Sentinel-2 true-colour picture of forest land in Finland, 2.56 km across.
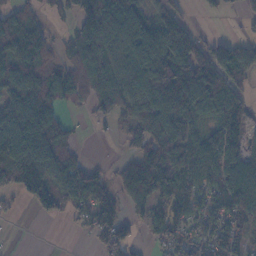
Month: November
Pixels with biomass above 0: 74%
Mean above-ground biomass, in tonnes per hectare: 81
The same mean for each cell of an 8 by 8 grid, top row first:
77 29 77 96 39 71 9 22
100 63 67 99 96 142 84 63
109 77 74 96 124 159 165 70
129 95 10 59 84 121 111 114
156 133 21 5 81 108 103 105
109 110 119 40 129 106 66 137
12 62 71 89 72 95 66 126
1 0 5 96 21 67 71 71
